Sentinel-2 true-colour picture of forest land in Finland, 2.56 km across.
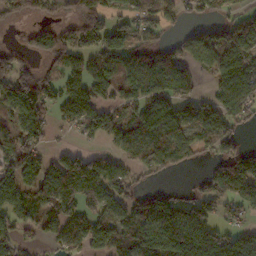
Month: November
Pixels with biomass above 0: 69%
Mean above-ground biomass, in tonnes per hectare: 91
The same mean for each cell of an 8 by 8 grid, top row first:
58 50 123 68 74 54 49 52
45 122 105 122 85 54 111 118
132 81 117 126 112 110 33 117
95 70 130 76 101 92 80 91
89 41 22 51 116 128 71 49
158 123 174 92 41 23 72 182
104 73 64 79 110 118 70 70
59 33 69 96 160 183 138 90
